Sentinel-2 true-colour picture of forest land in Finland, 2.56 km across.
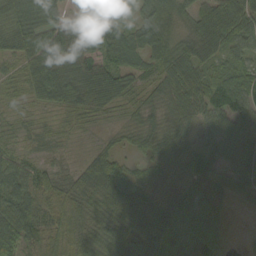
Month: September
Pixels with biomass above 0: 91%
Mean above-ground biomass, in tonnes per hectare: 55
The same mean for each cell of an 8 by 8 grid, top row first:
63 66 21 31 52 52 71 81
63 79 77 79 71 59 64 55
24 84 77 82 43 72 73 69
17 25 35 28 33 51 61 72
23 18 13 23 35 49 40 77
62 51 45 80 39 50 54 58
90 54 54 78 78 83 79 4
92 57 53 46 38 79 93 2
